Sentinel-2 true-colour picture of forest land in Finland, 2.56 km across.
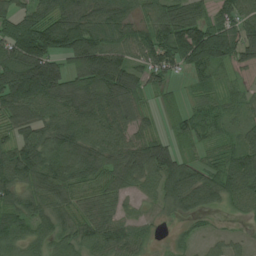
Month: July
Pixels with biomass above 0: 89%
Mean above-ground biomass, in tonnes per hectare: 88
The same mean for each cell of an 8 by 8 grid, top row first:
81 99 124 117 53 119 75 104
139 137 138 106 104 156 164 96
149 199 102 164 84 30 49 28
100 85 123 120 48 44 62 46
94 94 120 101 90 56 46 68
105 119 82 78 100 109 75 130
89 76 54 54 41 54 55 48
74 69 86 89 45 25 36 28
